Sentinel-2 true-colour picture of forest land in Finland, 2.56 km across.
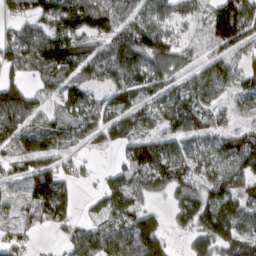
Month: March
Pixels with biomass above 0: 77%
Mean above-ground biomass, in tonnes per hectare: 80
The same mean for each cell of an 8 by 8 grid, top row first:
53 100 123 91 81 60 74 132
97 137 98 92 137 79 31 75
58 61 72 78 101 71 99 61
138 39 69 83 58 98 71 31
62 93 47 65 93 66 63 132
54 146 27 42 74 86 67 105
41 136 22 87 49 53 117 97
47 4 75 107 150 12 123 116
